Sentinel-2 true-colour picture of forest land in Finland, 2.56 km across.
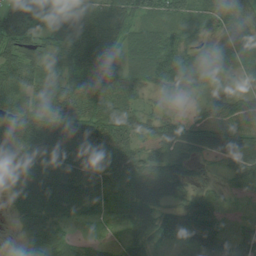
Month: August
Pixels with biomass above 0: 92%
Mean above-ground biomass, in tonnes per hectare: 56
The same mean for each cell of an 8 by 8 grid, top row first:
92 44 51 68 48 46 51 57
77 41 68 45 71 55 36 57
74 58 59 63 49 58 45 25
75 84 65 73 48 35 36 50
70 80 93 74 45 91 72 87
49 78 77 56 84 62 12 49
41 83 59 42 66 44 37 10
18 78 29 15 59 34 50 36
